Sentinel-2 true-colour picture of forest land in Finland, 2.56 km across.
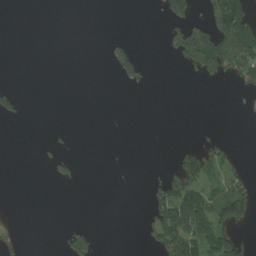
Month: August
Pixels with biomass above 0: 19%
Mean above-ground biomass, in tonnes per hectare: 27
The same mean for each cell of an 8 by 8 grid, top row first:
0 0 0 0 0 59 49 107
0 0 0 23 3 56 134 123
1 0 0 8 22 0 27 45
34 0 0 0 0 0 0 10
0 8 0 1 0 9 40 0
0 10 6 2 4 73 53 36
1 0 0 0 21 157 119 95
30 0 58 0 17 117 142 46
